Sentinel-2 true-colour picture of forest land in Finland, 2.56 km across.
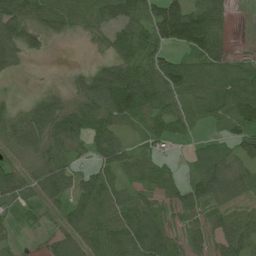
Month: June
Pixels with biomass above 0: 82%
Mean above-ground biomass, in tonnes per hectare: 62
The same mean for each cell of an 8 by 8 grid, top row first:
86 87 72 75 81 132 102 0
71 18 2 54 85 63 105 6
8 3 38 104 93 97 81 97
37 68 79 84 63 64 61 125
63 75 46 65 30 14 27 73
71 86 44 46 52 25 94 85
35 33 68 66 66 44 58 54
19 29 83 95 86 31 51 89
